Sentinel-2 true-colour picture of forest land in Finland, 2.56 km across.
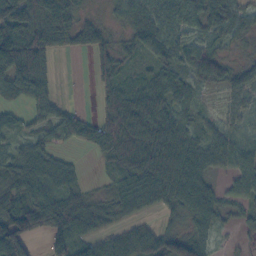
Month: October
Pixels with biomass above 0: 80%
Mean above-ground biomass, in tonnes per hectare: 47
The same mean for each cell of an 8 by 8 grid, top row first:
76 70 28 14 54 73 55 43
106 66 36 31 44 59 33 13
71 29 0 33 39 44 35 41
21 38 19 54 77 48 14 51
27 26 25 57 55 63 47 52
54 51 17 32 70 62 38 59
93 85 54 30 32 31 57 30
114 66 63 40 64 68 35 10
